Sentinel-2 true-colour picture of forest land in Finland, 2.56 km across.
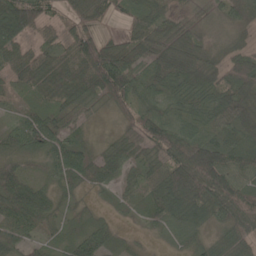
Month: May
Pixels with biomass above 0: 88%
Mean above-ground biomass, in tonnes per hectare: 57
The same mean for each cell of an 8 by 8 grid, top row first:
105 38 37 29 72 32 15 65
55 43 95 67 82 72 32 33
44 78 81 135 65 90 55 80
21 43 30 28 55 50 61 82
47 63 37 36 69 91 85 91
72 27 53 36 41 120 143 68
89 52 19 15 24 73 84 103
47 25 43 26 8 22 28 50
